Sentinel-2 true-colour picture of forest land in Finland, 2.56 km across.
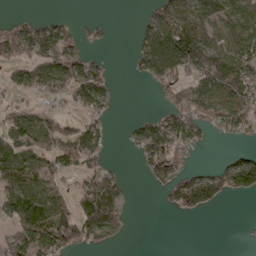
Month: April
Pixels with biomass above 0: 54%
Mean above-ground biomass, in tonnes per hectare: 74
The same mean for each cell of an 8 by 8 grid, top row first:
13 21 5 3 23 112 111 102
76 112 48 6 106 205 138 99
64 119 129 33 41 99 123 154
55 65 50 26 9 104 107 116
119 88 139 15 96 104 17 20
89 95 47 44 28 91 79 145
137 159 91 135 0 59 65 0
104 174 87 47 0 0 0 1
